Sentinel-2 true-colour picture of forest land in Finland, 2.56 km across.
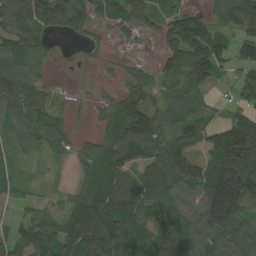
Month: August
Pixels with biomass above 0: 79%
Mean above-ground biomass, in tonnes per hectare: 75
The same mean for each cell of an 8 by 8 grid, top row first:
97 97 59 58 62 51 55 113
81 34 10 8 4 92 126 57
97 33 1 6 31 64 77 51
98 72 4 54 98 53 56 59
51 74 18 80 137 101 80 229
34 10 24 87 81 124 105 246
20 20 85 122 88 86 148 134
71 101 93 129 92 99 86 99
